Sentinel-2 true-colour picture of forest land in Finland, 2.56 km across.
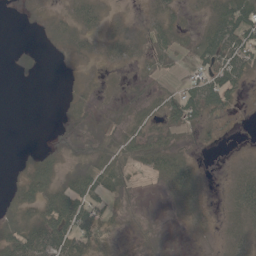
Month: May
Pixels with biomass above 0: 53%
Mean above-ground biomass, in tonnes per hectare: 17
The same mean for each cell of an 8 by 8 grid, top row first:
1 5 20 3 5 9 16 52
0 2 10 14 8 13 47 53
1 0 4 2 7 6 40 32
0 0 9 6 8 34 35 5
0 2 9 22 27 15 5 0
6 25 21 30 10 38 1 15
20 40 65 14 4 8 6 36
47 74 56 15 10 1 3 19
